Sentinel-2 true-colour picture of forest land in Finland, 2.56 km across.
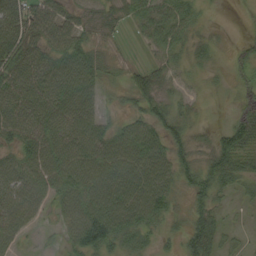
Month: September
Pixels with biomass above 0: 81%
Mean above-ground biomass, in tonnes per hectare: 44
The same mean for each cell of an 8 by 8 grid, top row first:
68 68 27 15 34 56 5 0
65 54 54 8 9 31 17 23
64 68 68 11 42 15 8 18
64 66 61 12 46 33 3 41
53 64 63 60 70 46 27 88
57 55 68 74 68 50 67 56
58 26 69 74 70 20 49 10
29 6 68 66 34 19 69 11
